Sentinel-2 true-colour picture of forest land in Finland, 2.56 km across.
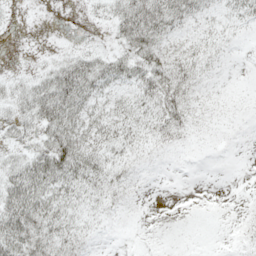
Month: May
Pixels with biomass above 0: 71%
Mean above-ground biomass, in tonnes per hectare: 21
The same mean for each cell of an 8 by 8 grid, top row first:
2 0 1 25 63 38 17 21
1 2 9 13 47 16 17 4
13 32 58 35 43 34 10 2
23 50 39 24 28 33 10 8
15 35 42 27 21 16 8 4
43 58 40 24 7 2 1 0
57 35 18 17 3 1 2 3
54 30 20 3 1 3 1 8
